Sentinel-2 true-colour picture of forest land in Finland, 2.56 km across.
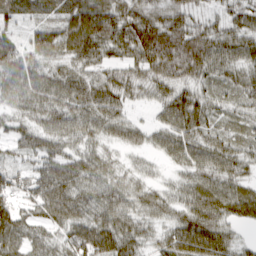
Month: March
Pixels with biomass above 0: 94%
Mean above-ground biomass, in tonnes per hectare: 62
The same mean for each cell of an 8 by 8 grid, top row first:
44 40 78 64 63 58 31 58
60 86 85 61 88 93 78 65
70 67 60 58 54 64 46 49
47 65 74 65 13 77 56 34
47 60 46 36 38 69 64 45
59 96 73 47 28 28 67 55
72 83 70 70 51 51 90 78
75 62 93 90 48 78 98 30
